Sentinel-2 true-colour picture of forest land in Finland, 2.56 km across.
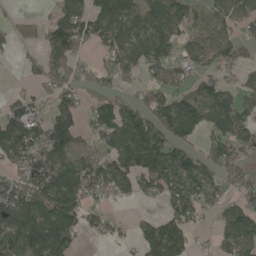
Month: May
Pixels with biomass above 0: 68%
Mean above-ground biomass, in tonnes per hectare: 87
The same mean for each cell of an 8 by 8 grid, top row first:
23 32 98 143 82 79 52 65
39 110 85 81 108 66 75 65
4 88 60 52 49 58 71 50
100 66 62 114 117 149 121 107
157 164 69 86 163 108 71 75
78 181 136 116 116 124 89 73
115 156 101 23 14 94 49 86
98 153 34 23 78 113 17 118
